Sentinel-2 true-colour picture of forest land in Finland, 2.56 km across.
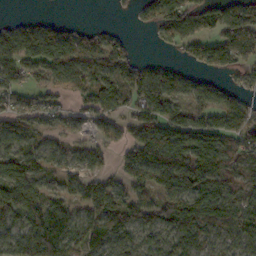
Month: October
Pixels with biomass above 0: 77%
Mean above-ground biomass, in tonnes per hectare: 78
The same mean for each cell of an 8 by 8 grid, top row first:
9 14 1 5 36 126 91 104
107 108 84 75 1 43 85 108
86 59 68 86 92 61 38 30
70 56 43 81 88 69 88 78
67 43 37 46 178 154 130 88
106 51 58 44 101 157 127 80
116 95 63 102 82 135 115 80
72 155 91 89 55 67 63 68
